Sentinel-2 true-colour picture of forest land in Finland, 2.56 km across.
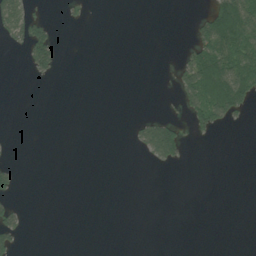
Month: July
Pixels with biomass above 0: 15%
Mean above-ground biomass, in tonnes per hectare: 23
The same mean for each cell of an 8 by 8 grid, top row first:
93 16 8 0 0 0 78 153
18 93 0 0 0 4 110 119
0 15 0 0 0 38 161 141
0 0 0 0 4 10 116 57
0 0 0 0 48 90 3 0
24 0 0 0 0 1 0 0
25 0 0 0 0 0 0 0
40 0 0 0 0 0 0 0
